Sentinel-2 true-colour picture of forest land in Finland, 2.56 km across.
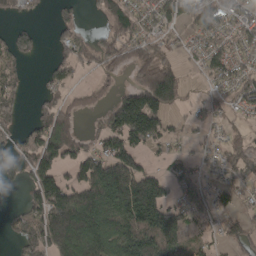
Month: April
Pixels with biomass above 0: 63%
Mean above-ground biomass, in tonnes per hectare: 81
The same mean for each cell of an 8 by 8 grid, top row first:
36 14 27 105 73 102 100 62
100 19 77 95 86 25 60 52
56 51 29 45 119 108 40 65
57 112 60 102 205 34 23 33
56 177 79 110 89 23 25 39
86 123 100 180 111 38 19 48
19 164 186 158 207 81 34 37
56 157 158 124 144 104 35 72
